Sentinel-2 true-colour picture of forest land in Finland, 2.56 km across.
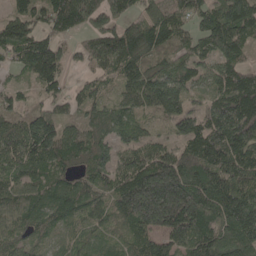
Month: May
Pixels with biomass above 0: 91%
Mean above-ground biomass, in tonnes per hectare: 118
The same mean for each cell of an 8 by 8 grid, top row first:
82 117 187 133 86 88 118 161
119 115 51 159 139 95 81 96
22 108 30 65 149 130 86 120
76 68 66 83 80 159 113 185
112 145 123 90 88 72 159 149
96 94 89 113 214 225 158 141
100 103 106 102 260 292 167 153
93 67 65 60 114 124 172 162
